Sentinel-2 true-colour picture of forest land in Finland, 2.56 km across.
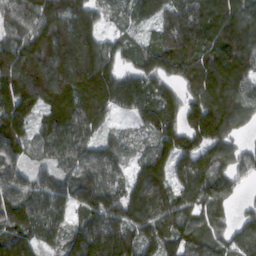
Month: March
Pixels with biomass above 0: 95%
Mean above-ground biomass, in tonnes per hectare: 165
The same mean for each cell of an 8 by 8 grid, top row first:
142 227 211 56 108 200 195 176
167 260 275 117 123 264 180 226
256 274 218 188 187 128 210 191
205 133 178 109 165 141 228 159
149 143 137 103 83 161 168 80
114 93 145 126 179 125 172 107
205 165 136 188 235 183 133 47
181 111 172 245 156 162 140 140
